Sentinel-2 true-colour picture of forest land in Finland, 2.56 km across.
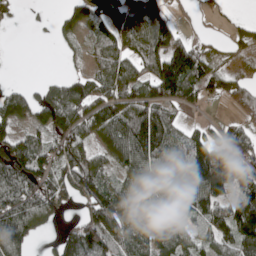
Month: May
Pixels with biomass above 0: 72%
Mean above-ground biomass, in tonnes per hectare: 94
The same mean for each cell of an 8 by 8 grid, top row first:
15 9 82 92 107 46 24 17
0 2 23 98 120 146 47 32
4 21 64 113 107 234 101 42
112 110 94 107 159 52 14 57
118 92 100 98 202 102 132 103
183 125 186 59 111 95 213 156
167 126 49 147 64 59 101 131
157 16 142 105 104 107 65 124
